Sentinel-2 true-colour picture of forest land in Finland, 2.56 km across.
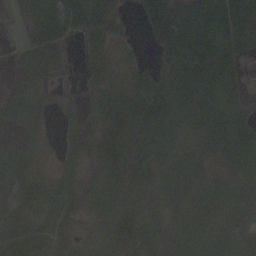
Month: October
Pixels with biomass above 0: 82%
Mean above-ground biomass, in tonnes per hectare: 58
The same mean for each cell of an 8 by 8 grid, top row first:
7 50 73 46 67 89 86 79
15 66 19 19 11 88 79 50
15 11 5 25 67 98 67 29
53 11 9 67 104 63 78 45
34 7 35 82 55 44 70 87
83 25 36 88 97 81 63 67
71 37 32 112 73 61 57 81
117 44 28 101 85 73 68 99
